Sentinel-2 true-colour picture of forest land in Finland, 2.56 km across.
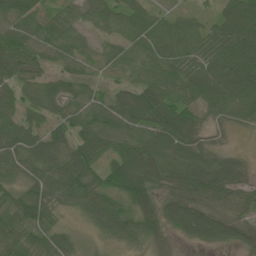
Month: June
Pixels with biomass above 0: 86%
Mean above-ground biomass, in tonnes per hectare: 60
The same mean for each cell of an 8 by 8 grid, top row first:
75 40 40 60 60 37 28 114
80 50 41 38 63 75 79 102
54 35 36 22 61 75 89 120
47 40 51 69 77 94 45 59
61 74 66 56 80 80 37 2
36 59 88 82 102 77 103 50
62 53 44 69 67 76 57 43
64 51 14 34 43 21 63 57
